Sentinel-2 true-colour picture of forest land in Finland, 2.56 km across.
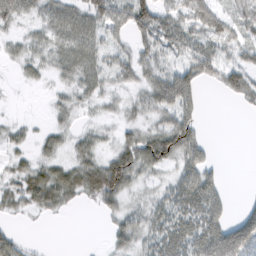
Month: February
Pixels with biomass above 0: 72%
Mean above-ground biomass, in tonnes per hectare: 39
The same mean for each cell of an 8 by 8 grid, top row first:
45 42 55 70 77 52 74 49
17 37 57 31 45 43 49 42
8 15 42 32 41 83 31 64
2 11 16 15 33 71 3 7
19 24 29 23 63 86 23 0
31 55 56 92 30 34 56 0
22 33 12 32 33 53 78 19
31 1 0 28 38 68 90 96
